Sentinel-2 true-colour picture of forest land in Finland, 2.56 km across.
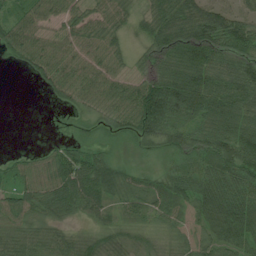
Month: July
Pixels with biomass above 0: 85%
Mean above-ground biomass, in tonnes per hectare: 64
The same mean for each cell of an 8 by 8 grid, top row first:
46 54 55 61 54 98 90 61
65 63 63 53 52 98 105 99
0 53 69 60 86 98 92 109
0 1 29 58 112 94 100 100
0 10 34 17 37 62 91 107
50 68 94 91 30 78 107 111
61 67 55 40 49 58 101 118
60 54 40 49 41 34 48 76
